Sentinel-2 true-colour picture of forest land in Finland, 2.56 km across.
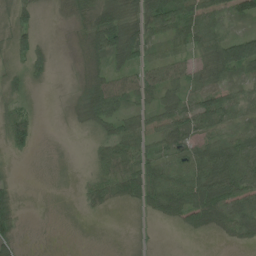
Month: June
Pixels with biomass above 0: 74%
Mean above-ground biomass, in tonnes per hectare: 40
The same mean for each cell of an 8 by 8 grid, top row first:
36 3 44 74 65 89 60 37
47 22 25 99 58 36 53 96
35 21 13 56 53 48 45 35
35 1 21 52 33 63 73 41
31 1 1 58 45 52 47 59
6 1 6 63 77 61 76 83
40 1 10 18 32 67 106 74
30 1 1 1 4 1 7 32
